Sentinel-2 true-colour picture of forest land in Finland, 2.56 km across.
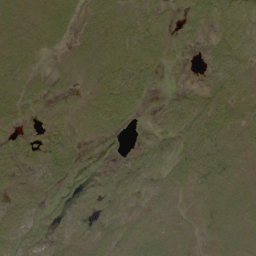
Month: September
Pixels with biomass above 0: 76%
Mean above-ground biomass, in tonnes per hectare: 9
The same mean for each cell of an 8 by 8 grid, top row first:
7 9 6 10 12 7 12 14
8 4 5 13 15 10 5 12
9 4 5 17 13 1 6 10
9 5 7 18 3 14 11 8
12 15 6 4 6 12 10 7
9 11 11 9 9 9 9 6
12 8 10 10 5 4 7 7
12 8 7 9 9 7 3 6
